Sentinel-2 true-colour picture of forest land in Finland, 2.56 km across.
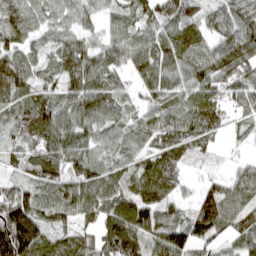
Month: April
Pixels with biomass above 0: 92%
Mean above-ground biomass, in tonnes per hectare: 96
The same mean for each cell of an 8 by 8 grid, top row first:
98 68 67 54 98 139 75 95
84 53 104 85 79 138 79 132
100 60 114 65 75 82 106 100
106 131 120 95 64 104 125 64
82 129 92 68 63 125 72 22
57 122 108 82 123 108 33 71
167 96 112 101 140 67 123 97
239 96 83 130 109 113 91 83
